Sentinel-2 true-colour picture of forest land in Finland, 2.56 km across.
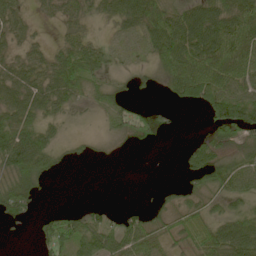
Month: May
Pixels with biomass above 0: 69%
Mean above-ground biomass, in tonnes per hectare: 45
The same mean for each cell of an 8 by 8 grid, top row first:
39 16 33 40 73 62 75 86
27 23 55 17 26 95 93 110
52 54 77 22 13 68 109 72
64 42 11 35 26 13 53 95
90 48 12 11 19 1 58 52
72 29 0 0 0 3 77 59
53 5 19 11 20 38 35 25
3 50 67 61 70 36 70 87
